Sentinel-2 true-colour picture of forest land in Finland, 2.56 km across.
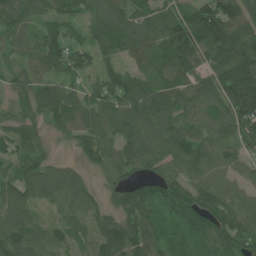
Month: June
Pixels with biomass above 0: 95%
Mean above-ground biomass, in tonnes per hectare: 91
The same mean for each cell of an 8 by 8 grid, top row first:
91 66 63 107 95 84 148 119
52 87 62 67 79 152 149 146
53 76 42 75 68 91 104 213
58 77 66 91 118 86 82 152
91 41 66 82 123 126 90 81
61 81 44 62 92 107 99 62
81 25 58 70 136 137 127 82
102 69 40 138 122 78 110 112
